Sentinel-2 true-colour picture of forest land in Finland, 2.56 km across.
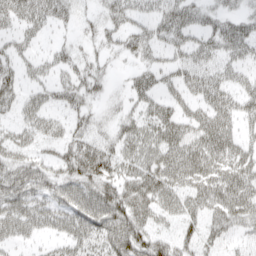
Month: April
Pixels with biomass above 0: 73%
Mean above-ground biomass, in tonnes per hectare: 44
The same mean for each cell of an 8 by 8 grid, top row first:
47 45 18 32 31 58 28 29
34 18 19 21 38 34 37 44
43 31 37 14 40 35 47 31
33 41 36 14 41 47 48 47
49 31 54 39 53 67 66 44
66 42 71 55 66 62 65 61
62 47 60 78 59 52 45 62
33 18 46 64 64 47 30 19
